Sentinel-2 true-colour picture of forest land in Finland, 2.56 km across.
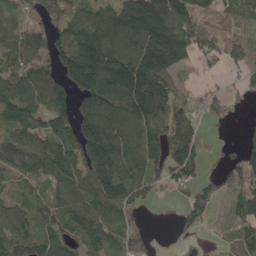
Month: May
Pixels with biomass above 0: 78%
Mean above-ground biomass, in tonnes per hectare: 119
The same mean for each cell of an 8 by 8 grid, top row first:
77 134 110 141 266 190 80 97
133 126 221 176 187 234 76 91
137 139 198 193 260 78 6 34
139 124 131 169 215 117 39 21
119 141 170 210 155 157 28 49
77 106 123 180 123 102 44 97
107 91 133 141 46 28 82 90
139 122 116 105 65 18 11 82
